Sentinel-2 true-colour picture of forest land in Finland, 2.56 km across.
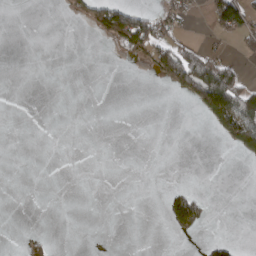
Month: April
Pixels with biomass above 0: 14%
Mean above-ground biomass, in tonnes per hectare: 24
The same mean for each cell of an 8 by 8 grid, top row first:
0 0 28 144 71 54 33 117
0 0 0 16 91 78 30 16
0 0 0 0 2 103 202 72
0 0 0 0 0 0 88 170
0 0 0 0 0 0 0 82
0 0 0 0 0 0 0 0
0 0 0 0 0 91 26 0
0 16 0 0 0 7 17 6
